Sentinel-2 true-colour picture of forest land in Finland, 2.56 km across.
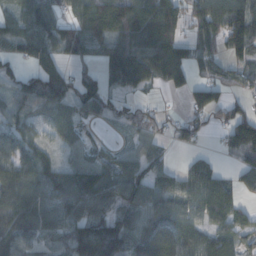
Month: October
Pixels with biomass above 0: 79%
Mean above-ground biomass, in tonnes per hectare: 85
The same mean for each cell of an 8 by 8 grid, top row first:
68 68 74 148 127 108 127 111
60 78 63 113 123 125 76 102
55 124 73 80 100 82 57 45
82 71 66 41 57 13 87 70
90 47 49 24 76 38 11 142
118 100 119 90 92 64 75 52
132 96 90 72 118 87 91 53
109 54 142 168 102 116 87 61
